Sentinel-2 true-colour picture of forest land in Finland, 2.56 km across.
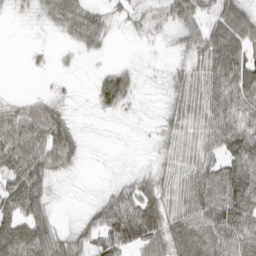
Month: March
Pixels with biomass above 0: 76%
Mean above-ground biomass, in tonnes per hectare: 44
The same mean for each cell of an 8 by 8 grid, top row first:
8 30 57 22 22 53 34 66
0 5 22 6 6 19 63 72
0 4 2 64 10 28 52 78
51 73 5 31 6 37 51 54
84 88 35 3 6 35 44 87
55 56 7 7 26 38 63 101
58 33 6 56 77 46 76 99
74 71 35 76 85 88 86 83
